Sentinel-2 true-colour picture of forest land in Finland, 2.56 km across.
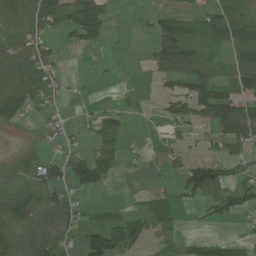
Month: July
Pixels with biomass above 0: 56%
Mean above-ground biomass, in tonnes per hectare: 63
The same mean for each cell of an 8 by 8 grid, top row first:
115 119 164 47 10 82 77 79
107 70 49 11 11 172 47 114
129 85 9 4 4 92 101 93
106 34 12 42 5 69 117 118
18 19 19 78 8 22 23 73
73 73 103 47 11 45 155 52
99 89 36 24 38 37 41 72
97 97 50 122 61 13 37 28
